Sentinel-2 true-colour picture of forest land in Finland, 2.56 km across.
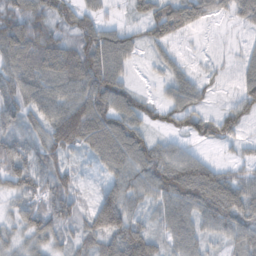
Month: November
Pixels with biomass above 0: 87%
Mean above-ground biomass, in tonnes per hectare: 67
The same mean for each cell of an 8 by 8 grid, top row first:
75 75 64 14 56 98 45 50
107 109 83 97 36 23 7 17
81 91 96 102 6 46 27 40
72 73 126 101 66 80 39 65
76 84 87 104 82 41 35 26
89 79 32 51 75 127 92 45
38 85 45 120 35 80 100 89
38 58 48 76 97 60 41 53
